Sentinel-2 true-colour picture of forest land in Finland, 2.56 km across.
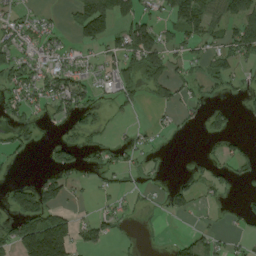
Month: August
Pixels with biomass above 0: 43%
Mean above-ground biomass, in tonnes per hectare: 45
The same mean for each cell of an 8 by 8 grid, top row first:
30 13 98 121 69 116 83 104
63 45 35 45 142 46 48 84
60 68 55 67 67 57 38 25
36 31 49 9 7 27 40 12
37 19 29 22 18 1 8 26
5 36 24 24 18 13 36 31
82 92 8 22 7 41 10 17
83 251 47 25 5 25 38 17
